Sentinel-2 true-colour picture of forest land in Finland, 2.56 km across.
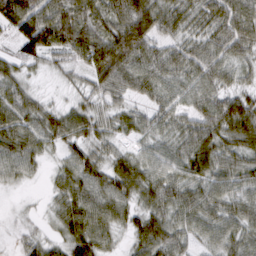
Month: March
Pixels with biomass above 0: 92%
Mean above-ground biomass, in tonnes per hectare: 51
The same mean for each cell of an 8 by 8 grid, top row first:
95 80 76 63 88 56 54 71
34 74 80 99 68 40 51 52
40 11 21 68 57 46 52 31
63 36 42 37 32 42 55 77
66 36 46 31 27 44 63 55
39 15 58 58 56 47 56 54
10 15 66 60 40 58 55 48
17 31 66 30 57 52 36 48
